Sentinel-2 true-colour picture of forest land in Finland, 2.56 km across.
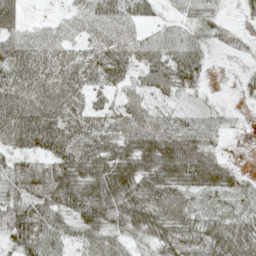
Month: May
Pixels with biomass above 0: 85%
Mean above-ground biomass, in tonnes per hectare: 50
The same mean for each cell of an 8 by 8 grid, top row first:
45 10 37 62 35 19 30 11
67 66 44 68 50 56 29 17
68 70 59 47 36 53 12 12
81 78 58 45 50 27 23 7
57 77 71 62 77 96 52 0
46 63 69 77 73 79 82 24
54 59 74 71 70 66 32 29
55 48 40 49 28 58 58 60
